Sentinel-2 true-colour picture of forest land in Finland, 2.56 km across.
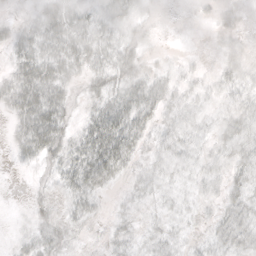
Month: October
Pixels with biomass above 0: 73%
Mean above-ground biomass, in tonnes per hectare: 18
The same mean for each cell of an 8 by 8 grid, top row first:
7 38 26 26 10 0 6 8
25 31 34 26 11 2 5 14
31 41 15 26 22 13 10 20
27 44 9 36 30 12 8 19
19 38 24 50 18 12 10 22
1 8 35 29 10 6 18 17
1 11 21 4 6 7 9 23
7 19 5 10 10 11 13 25
